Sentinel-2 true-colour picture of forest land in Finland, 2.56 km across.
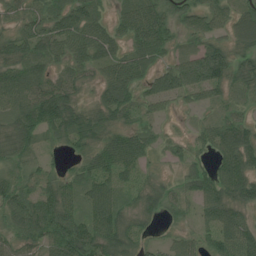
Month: July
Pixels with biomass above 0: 85%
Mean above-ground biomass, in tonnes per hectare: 51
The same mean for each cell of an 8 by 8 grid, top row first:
32 53 64 30 74 48 67 50
57 59 67 54 72 29 52 39
50 53 36 65 49 74 79 41
59 79 50 57 28 15 18 29
48 17 43 67 45 21 41 90
32 34 44 64 24 12 58 90
69 79 51 76 40 23 51 46
48 61 101 82 26 29 39 83
